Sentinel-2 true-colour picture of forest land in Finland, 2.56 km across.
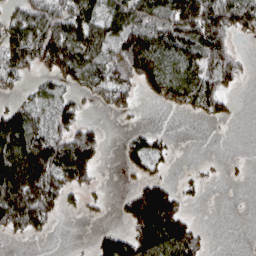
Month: April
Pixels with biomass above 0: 57%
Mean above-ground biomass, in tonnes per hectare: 78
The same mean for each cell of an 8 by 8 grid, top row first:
62 102 144 98 87 148 177 118
134 138 122 81 158 123 133 16
58 49 80 113 109 107 99 46
84 42 49 38 4 22 57 7
175 139 141 1 58 14 0 0
199 179 105 0 45 10 11 5
193 118 26 11 175 107 2 1
22 11 1 86 147 167 25 0
